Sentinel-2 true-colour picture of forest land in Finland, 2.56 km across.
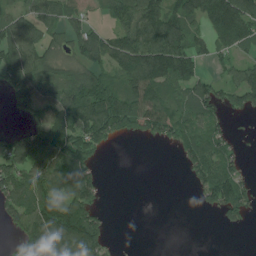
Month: July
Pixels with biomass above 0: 63%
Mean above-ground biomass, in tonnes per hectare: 71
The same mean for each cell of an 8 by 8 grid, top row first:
51 63 43 46 121 95 122 143
119 64 82 97 139 134 51 70
103 89 94 78 140 108 50 92
27 66 124 159 112 66 64 48
87 106 101 27 8 40 85 14
92 95 107 0 0 1 103 59
78 109 111 3 0 0 30 64
46 148 152 18 0 0 0 0
